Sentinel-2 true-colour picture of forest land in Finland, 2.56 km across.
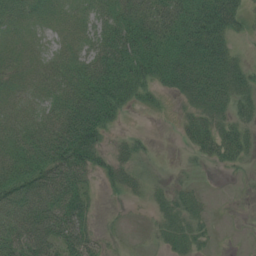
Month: July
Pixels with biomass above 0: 77%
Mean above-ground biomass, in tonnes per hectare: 39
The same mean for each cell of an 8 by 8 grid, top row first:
34 26 27 43 53 66 71 33
29 17 32 66 56 61 65 12
27 37 60 71 44 48 64 37
34 47 94 48 9 11 46 26
47 87 99 16 13 6 39 44
60 73 55 28 23 7 2 4
70 69 55 3 7 35 11 0
58 71 70 9 6 30 15 1
